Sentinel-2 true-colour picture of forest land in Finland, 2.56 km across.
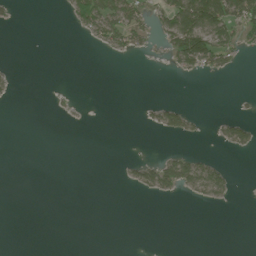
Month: June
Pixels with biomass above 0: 17%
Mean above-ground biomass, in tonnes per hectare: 15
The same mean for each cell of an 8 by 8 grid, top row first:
6 0 44 74 38 89 116 83
0 0 1 27 19 77 107 33
5 0 0 0 0 3 7 0
0 3 2 0 7 35 2 5
0 0 0 0 0 2 3 37
0 0 0 0 39 63 51 1
0 0 0 0 0 0 4 0
0 0 0 0 0 0 0 0
